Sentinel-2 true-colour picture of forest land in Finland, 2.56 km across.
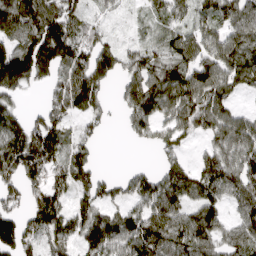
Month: April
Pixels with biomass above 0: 77%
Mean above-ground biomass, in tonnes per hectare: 87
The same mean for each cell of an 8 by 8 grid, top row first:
153 119 69 18 32 82 80 113
117 148 101 58 58 77 92 112
136 61 119 48 107 94 132 106
62 76 62 25 93 94 114 42
131 125 68 0 21 64 49 111
99 89 78 31 65 98 110 120
69 129 72 59 92 95 105 80
112 64 72 101 133 109 99 93
